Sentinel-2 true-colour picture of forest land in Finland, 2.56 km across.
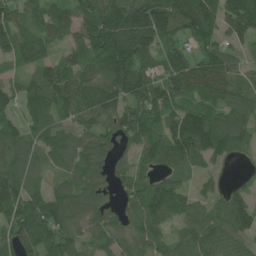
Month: June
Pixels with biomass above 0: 88%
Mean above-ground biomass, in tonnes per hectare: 99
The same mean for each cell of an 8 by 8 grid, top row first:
78 102 108 153 193 131 130 195
88 70 82 185 134 93 101 63
43 125 122 163 114 107 111 68
76 101 131 122 110 94 100 95
103 75 78 80 85 141 145 84
105 35 86 72 56 74 45 7
110 123 103 53 104 97 68 98
93 103 76 79 98 79 105 73
